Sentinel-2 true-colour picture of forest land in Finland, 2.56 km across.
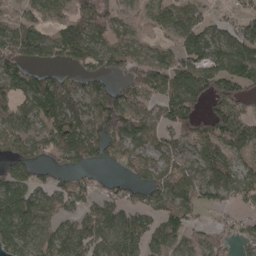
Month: April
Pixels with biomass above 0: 77%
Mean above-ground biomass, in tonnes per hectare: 72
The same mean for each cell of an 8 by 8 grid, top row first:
40 63 69 54 46 68 36 44
105 93 105 59 35 60 80 94
93 79 51 51 83 115 99 102
79 124 82 122 67 112 68 70
76 99 102 79 63 59 84 72
88 43 42 25 52 69 77 64
127 59 55 66 58 80 38 36
80 67 64 80 80 64 48 51
